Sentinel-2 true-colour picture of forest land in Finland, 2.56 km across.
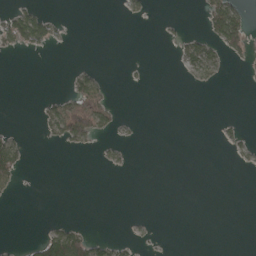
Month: April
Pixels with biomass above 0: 14%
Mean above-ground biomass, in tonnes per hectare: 11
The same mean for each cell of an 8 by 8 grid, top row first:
39 20 0 0 10 2 44 38
21 15 0 0 0 11 31 36
0 0 34 4 2 1 15 1
0 27 78 28 0 0 0 0
29 7 27 10 1 0 0 16
30 0 0 1 0 0 0 1
0 0 0 0 0 0 0 0
2 49 58 24 4 0 0 0
